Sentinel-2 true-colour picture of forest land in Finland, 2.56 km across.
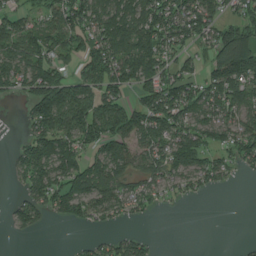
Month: July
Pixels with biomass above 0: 68%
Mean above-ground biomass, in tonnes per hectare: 88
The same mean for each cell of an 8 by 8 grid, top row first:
76 79 126 155 133 112 106 69
119 112 107 164 157 82 66 192
90 167 94 114 112 101 99 144
4 181 144 118 124 121 89 99
28 152 102 115 91 128 93 97
42 141 143 129 70 67 84 21
48 81 100 82 43 4 0 0
5 0 14 59 46 0 0 6
